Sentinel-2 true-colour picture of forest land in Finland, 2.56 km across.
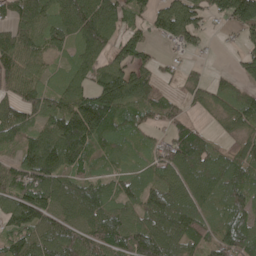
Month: May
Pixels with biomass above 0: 83%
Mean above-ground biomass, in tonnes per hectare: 93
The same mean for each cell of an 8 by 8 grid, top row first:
102 95 156 119 62 133 80 164
121 87 82 70 73 42 17 41
96 49 75 136 89 25 39 45
103 101 163 147 71 52 30 89
77 124 159 82 51 123 61 52
102 148 90 58 60 93 106 105
121 115 113 89 86 114 72 97
93 121 115 126 137 94 83 130
